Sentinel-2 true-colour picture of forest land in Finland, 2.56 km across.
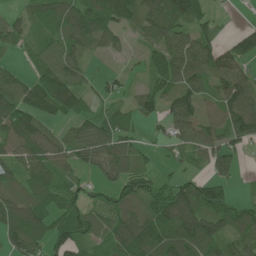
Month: June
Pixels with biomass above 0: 80%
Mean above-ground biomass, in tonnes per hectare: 72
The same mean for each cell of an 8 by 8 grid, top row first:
37 60 104 108 92 143 40 2
33 46 51 32 40 105 104 85
52 103 53 34 32 96 84 114
104 74 63 47 56 100 41 124
98 85 90 91 25 49 73 60
55 73 35 59 51 30 44 17
90 75 63 65 63 150 113 50
87 80 76 74 135 126 108 68
